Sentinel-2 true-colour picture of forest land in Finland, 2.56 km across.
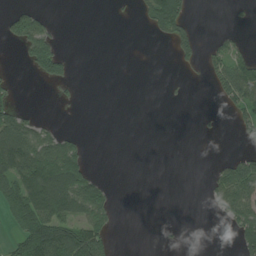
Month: July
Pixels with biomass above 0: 28%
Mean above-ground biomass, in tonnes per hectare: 35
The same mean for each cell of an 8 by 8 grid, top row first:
61 19 0 1 28 114 0 6
16 81 0 0 0 45 16 23
8 57 8 0 0 4 17 94
39 0 2 0 0 0 2 45
139 80 29 0 0 0 0 12
98 155 98 2 0 0 11 121
66 126 99 38 0 0 9 80
36 124 111 38 0 5 0 42
